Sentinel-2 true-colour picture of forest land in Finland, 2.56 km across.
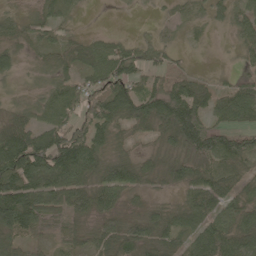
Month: May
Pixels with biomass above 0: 82%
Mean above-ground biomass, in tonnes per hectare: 60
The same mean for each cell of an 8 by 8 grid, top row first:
27 37 9 0 1 24 24 44
48 36 46 48 38 24 4 34
17 30 54 87 55 49 24 35
30 62 71 84 86 123 67 87
105 119 113 35 15 58 87 73
108 105 92 86 46 55 68 57
140 87 85 63 35 41 98 73
75 24 40 95 86 69 100 79
